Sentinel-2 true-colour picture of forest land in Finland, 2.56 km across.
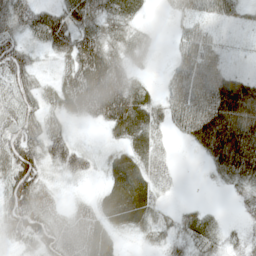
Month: May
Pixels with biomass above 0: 84%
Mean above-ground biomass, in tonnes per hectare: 47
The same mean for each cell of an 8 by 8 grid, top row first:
72 68 59 49 13 23 41 28
62 43 78 51 30 29 57 10
56 18 96 99 20 49 79 44
51 36 51 95 57 51 82 81
77 59 16 21 46 8 67 89
92 26 28 41 51 11 11 61
79 52 30 56 57 15 15 20
26 68 71 35 17 31 46 32
